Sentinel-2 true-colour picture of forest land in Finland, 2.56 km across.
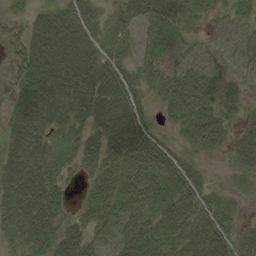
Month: August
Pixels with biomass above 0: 83%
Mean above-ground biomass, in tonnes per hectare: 50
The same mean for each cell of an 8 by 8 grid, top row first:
10 53 55 30 51 49 27 34
28 107 72 40 41 31 20 34
41 98 75 63 45 59 44 25
68 80 58 65 34 57 60 29
76 59 53 56 64 25 50 45
88 69 21 56 61 63 16 23
55 65 19 57 59 62 45 16
31 54 53 42 73 55 71 44
